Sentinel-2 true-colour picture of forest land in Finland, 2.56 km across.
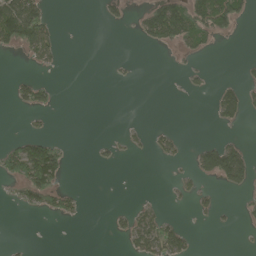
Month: May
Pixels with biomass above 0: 21%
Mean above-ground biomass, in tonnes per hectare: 26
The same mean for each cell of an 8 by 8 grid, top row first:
142 37 0 20 43 115 122 57
51 61 0 0 14 41 24 1
16 11 0 4 0 1 11 20
7 21 0 0 0 0 7 55
31 57 0 10 11 22 27 29
57 112 0 0 0 11 47 85
16 44 17 6 25 4 17 12
1 0 0 6 66 64 0 1
